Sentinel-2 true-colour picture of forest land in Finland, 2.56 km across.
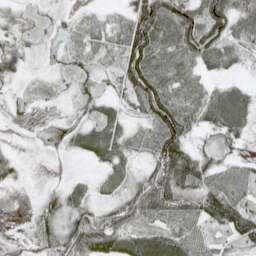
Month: May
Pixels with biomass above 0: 79%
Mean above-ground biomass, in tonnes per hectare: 49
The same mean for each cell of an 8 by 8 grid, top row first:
25 14 15 18 96 76 89 74
38 10 33 37 113 57 93 49
21 14 35 24 111 53 25 19
8 3 15 32 45 84 70 85
5 2 41 67 21 96 12 17
22 1 10 47 50 117 74 58
0 44 61 54 98 102 102 81
4 36 103 79 75 82 44 55
